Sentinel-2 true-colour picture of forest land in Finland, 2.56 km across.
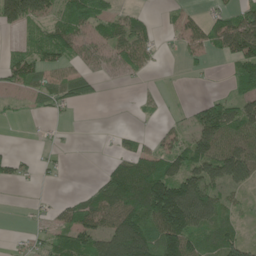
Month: May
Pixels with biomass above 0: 58%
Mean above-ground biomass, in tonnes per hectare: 56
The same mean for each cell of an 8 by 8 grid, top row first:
136 79 85 41 25 29 35 68
21 78 56 63 62 13 43 119
61 49 50 21 10 1 4 65
10 22 4 0 15 10 83 85
3 12 0 8 27 56 102 87
41 10 0 70 124 101 118 96
1 16 65 95 133 211 137 25
7 35 76 115 128 139 64 58
